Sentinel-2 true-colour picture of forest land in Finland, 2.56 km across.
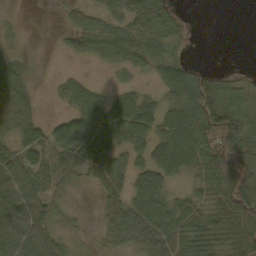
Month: October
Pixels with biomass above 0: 73%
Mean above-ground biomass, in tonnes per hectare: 50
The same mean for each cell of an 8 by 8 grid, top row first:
5 2 27 34 77 30 0 0
11 1 34 64 60 30 0 0
54 4 22 8 13 77 62 25
58 3 54 77 66 59 107 86
41 59 79 54 52 79 89 108
73 52 35 58 54 44 69 83
123 58 4 44 74 55 66 116
91 56 6 35 67 71 79 79
